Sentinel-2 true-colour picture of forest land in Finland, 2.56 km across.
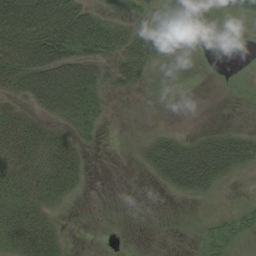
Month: August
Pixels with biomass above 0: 52%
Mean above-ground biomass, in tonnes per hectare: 27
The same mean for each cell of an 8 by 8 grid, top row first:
85 85 58 19 13 28 6 12
75 80 47 43 38 9 1 0
48 60 68 34 18 4 0 2
36 27 49 7 0 0 0 0
65 51 25 0 13 34 40 46
51 53 28 0 5 55 53 11
47 33 2 0 0 1 4 16
53 56 2 0 0 0 22 14
